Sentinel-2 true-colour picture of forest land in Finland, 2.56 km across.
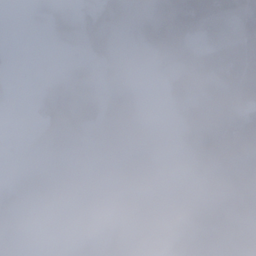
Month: January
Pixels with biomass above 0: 67%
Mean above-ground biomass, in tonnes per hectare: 56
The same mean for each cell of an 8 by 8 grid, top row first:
0 53 58 56 61 82 75 82
1 7 56 68 21 83 54 92
5 23 57 40 3 72 69 95
4 54 73 61 13 31 112 70
6 60 61 84 35 20 100 100
30 77 73 23 71 16 95 83
46 34 36 35 90 93 110 93
38 0 40 94 103 100 68 63
